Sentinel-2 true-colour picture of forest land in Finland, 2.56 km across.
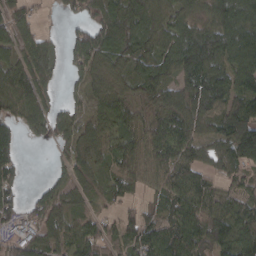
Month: March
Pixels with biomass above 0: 84%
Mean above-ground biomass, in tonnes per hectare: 75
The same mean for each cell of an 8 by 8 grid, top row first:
61 7 40 86 110 79 72 122
69 49 97 98 107 123 153 134
97 59 36 66 92 80 105 92
55 60 41 84 64 99 98 94
63 24 64 65 84 88 68 140
49 13 43 50 64 79 50 50
74 75 32 25 51 71 80 74
71 69 68 58 86 116 105 119
